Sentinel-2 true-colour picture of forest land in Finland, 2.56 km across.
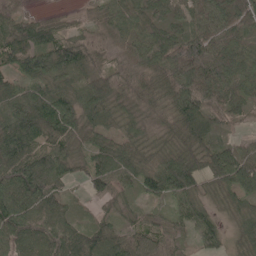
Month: May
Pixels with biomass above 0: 93%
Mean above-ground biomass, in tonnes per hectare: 61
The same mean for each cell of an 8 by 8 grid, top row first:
41 19 14 52 61 52 73 100
84 91 77 40 68 93 113 68
50 73 45 58 49 102 120 64
78 94 73 58 41 81 82 38
91 68 48 54 43 53 56 32
76 80 30 76 64 95 65 88
82 57 15 32 27 37 35 39
72 62 65 65 52 32 51 34
